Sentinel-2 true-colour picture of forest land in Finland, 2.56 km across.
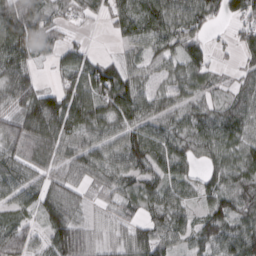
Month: March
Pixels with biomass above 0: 84%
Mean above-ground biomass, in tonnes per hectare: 64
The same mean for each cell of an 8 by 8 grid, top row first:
114 64 29 49 94 77 65 67
103 45 33 7 63 70 41 45
79 11 80 110 53 54 41 33
74 129 92 71 73 52 57 71
75 74 72 59 92 71 72 76
66 52 50 62 66 61 56 82
46 75 40 36 53 61 58 83
52 69 75 29 70 48 77 96
